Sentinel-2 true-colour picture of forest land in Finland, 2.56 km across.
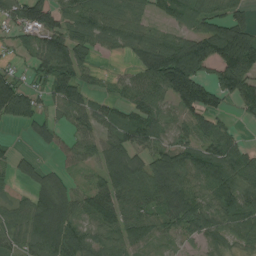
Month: July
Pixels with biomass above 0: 80%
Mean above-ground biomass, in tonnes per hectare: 78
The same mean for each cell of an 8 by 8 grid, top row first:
70 88 79 77 41 56 80 62
28 110 89 34 82 119 131 169
57 74 70 20 95 194 81 135
94 41 79 57 105 64 101 29
10 38 62 74 84 89 83 40
43 48 24 93 88 122 115 106
56 113 70 96 82 123 89 120
60 109 89 59 65 34 64 54
